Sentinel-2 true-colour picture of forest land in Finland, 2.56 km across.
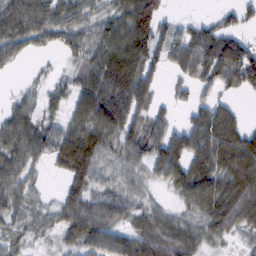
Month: February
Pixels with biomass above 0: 80%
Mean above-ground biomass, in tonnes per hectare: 62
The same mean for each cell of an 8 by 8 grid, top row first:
95 83 59 57 112 15 14 36
55 31 55 85 62 65 90 79
5 21 56 117 79 29 55 77
47 29 56 88 69 23 65 28
75 73 92 57 94 87 104 107
62 18 74 60 48 57 85 94
54 36 87 74 60 31 79 100
29 19 65 79 74 82 47 19
